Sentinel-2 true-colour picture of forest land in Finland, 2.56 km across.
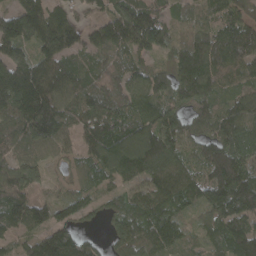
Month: April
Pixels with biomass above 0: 92%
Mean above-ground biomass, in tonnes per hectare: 119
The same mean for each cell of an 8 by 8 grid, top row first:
159 148 58 120 168 72 113 124
135 122 102 131 146 100 190 156
197 141 92 99 106 132 149 89
170 178 109 118 113 115 105 121
95 109 73 153 184 134 138 127
146 43 47 101 108 106 139 186
149 81 66 65 142 98 104 158
58 121 87 74 114 92 71 168
